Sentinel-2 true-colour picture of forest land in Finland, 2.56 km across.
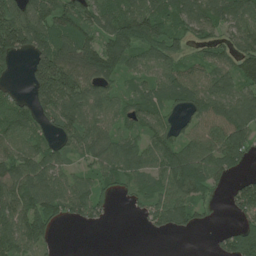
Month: July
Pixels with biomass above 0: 78%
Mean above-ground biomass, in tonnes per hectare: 79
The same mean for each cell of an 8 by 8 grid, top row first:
128 105 116 109 127 81 100 101
111 110 126 125 82 62 53 84
12 159 130 71 60 75 71 99
73 78 110 67 73 39 101 115
79 61 80 90 67 73 99 100
107 95 48 65 69 104 84 29
112 98 76 19 45 109 26 65
108 58 0 0 2 5 5 93
